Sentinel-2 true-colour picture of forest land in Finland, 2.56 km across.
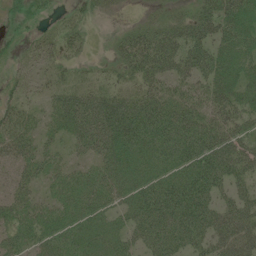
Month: July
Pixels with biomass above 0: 86%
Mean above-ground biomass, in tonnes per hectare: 48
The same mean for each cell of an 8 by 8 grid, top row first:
19 20 19 7 9 24 58 59
11 25 19 17 62 64 62 47
18 20 16 18 41 48 48 41
40 31 83 83 84 73 48 48
48 27 44 69 73 88 78 50
31 34 35 53 52 67 87 49
44 31 48 41 82 104 74 62
35 44 45 45 55 81 62 71
